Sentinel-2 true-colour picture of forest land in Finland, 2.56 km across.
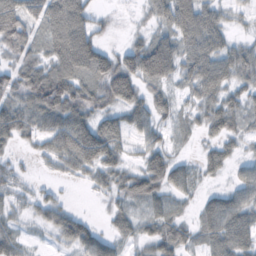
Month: October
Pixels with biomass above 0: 74%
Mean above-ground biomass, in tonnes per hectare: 40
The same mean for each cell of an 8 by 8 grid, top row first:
70 53 63 6 12 80 51 13
44 35 94 20 61 57 64 34
47 72 52 72 59 32 64 39
49 71 61 38 47 25 42 40
24 34 80 49 30 11 21 19
16 7 21 34 59 41 19 27
16 33 6 22 25 18 31 56
32 7 54 34 31 48 33 59
